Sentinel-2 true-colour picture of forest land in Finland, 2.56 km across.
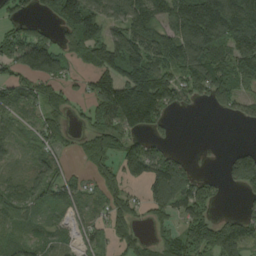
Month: August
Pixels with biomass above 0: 72%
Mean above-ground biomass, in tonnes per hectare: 103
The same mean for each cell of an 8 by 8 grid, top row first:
73 63 210 107 185 163 217 212
178 154 114 166 180 196 177 178
86 127 43 143 230 138 164 149
72 72 28 193 250 51 12 59
39 74 29 94 75 21 4 11
38 103 44 58 111 155 33 135
77 66 71 63 53 100 103 26
43 54 62 53 35 87 157 134
